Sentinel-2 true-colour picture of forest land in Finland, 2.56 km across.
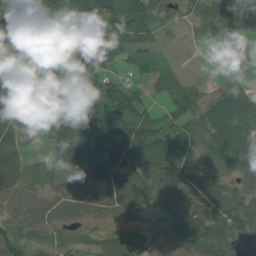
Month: August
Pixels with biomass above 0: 80%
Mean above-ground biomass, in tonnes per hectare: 60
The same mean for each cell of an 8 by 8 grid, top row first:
59 61 92 97 72 31 70 83
74 109 108 110 60 6 10 0
54 91 79 67 31 42 11 23
50 75 91 78 64 63 81 118
43 23 76 79 67 53 66 102
65 19 42 75 69 66 47 53
60 64 58 51 42 58 68 65
54 22 25 44 40 55 78 31
